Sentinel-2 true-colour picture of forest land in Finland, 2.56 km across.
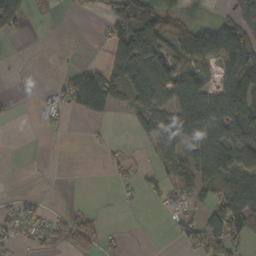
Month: October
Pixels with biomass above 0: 47%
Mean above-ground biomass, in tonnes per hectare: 49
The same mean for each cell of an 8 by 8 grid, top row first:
60 12 12 76 113 21 6 73
0 0 1 77 124 60 117 138
2 4 93 74 117 94 54 119
6 32 43 32 68 105 103 123
0 2 0 12 17 75 104 105
0 0 0 12 27 47 64 77
33 18 11 1 7 43 71 113
37 46 94 10 0 23 94 67
